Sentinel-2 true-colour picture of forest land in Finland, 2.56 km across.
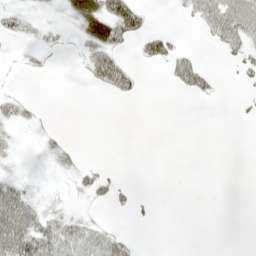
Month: May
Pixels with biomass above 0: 28%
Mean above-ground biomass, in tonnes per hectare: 16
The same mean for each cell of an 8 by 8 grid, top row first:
20 4 49 71 26 5 55 71
3 13 15 45 25 24 6 35
3 2 4 52 5 30 23 9
23 2 0 0 0 0 0 5
8 15 3 0 0 0 0 0
14 3 21 14 0 0 0 0
68 22 8 12 7 0 0 0
69 66 62 38 1 0 0 0
